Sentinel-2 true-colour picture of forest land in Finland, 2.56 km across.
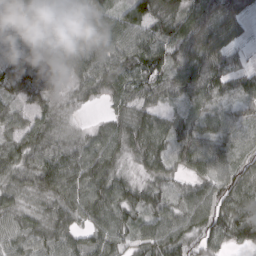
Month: March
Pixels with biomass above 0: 93%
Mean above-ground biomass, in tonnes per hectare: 55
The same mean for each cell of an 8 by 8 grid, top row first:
62 53 67 50 92 82 67 51
53 72 72 63 88 88 77 27
84 63 43 76 75 57 61 37
33 32 8 33 42 23 40 15
55 52 42 61 65 46 48 17
39 76 63 54 29 32 55 60
43 38 55 69 54 47 83 88
48 54 50 64 57 70 67 69
